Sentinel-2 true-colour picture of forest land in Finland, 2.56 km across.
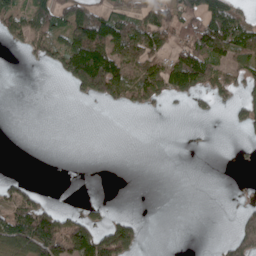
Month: April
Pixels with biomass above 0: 38%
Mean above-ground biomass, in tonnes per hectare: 46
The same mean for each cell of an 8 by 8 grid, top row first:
65 89 121 69 78 77 103 69
13 80 134 106 94 54 107 90
0 2 131 148 76 116 82 47
0 0 0 7 24 5 17 42
0 0 0 0 0 0 2 7
12 0 0 0 0 0 0 1
80 55 21 8 0 0 0 21
103 162 156 149 23 0 1 97
